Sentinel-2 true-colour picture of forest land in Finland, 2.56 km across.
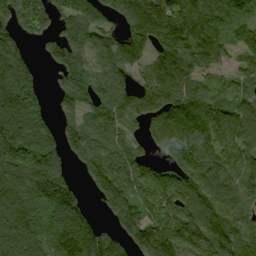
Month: September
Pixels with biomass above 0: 84%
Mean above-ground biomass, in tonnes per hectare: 128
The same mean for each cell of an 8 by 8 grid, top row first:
144 116 121 77 134 146 167 107
132 75 139 107 107 114 151 92
212 18 182 127 80 129 52 54
207 68 118 124 134 163 148 118
206 120 133 103 60 161 142 140
153 235 54 166 102 122 158 104
163 135 97 170 128 113 118 90
190 133 213 102 151 147 139 98
